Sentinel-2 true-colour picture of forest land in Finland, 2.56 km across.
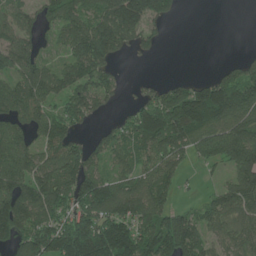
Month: June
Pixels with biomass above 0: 71%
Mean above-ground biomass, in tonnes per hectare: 101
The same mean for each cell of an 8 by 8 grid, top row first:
74 62 103 137 146 24 0 0
108 25 141 115 40 0 0 1
85 119 114 57 18 36 70 106
91 79 107 26 119 225 217 141
106 111 70 78 128 169 113 139
124 119 162 72 99 75 13 106
142 133 138 140 122 58 62 102
121 193 264 249 155 171 76 96
